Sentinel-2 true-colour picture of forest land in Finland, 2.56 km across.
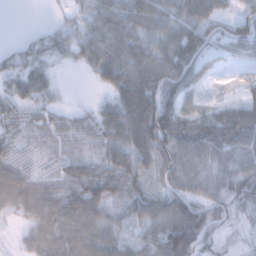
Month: January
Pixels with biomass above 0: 87%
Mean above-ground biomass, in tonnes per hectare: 60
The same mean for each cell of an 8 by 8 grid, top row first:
0 6 26 66 69 57 64 59
22 50 51 81 63 95 76 58
46 35 2 71 94 108 22 13
46 38 21 60 126 90 36 65
42 36 32 63 99 96 91 87
82 37 69 90 64 87 67 70
71 85 91 53 75 99 89 39
15 58 72 56 52 115 54 11
